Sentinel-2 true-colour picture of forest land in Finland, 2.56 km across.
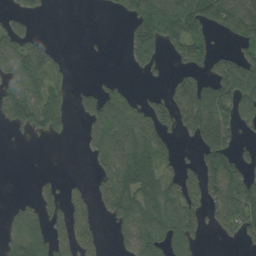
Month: August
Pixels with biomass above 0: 53%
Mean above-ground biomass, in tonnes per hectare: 75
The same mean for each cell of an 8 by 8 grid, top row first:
40 8 0 13 176 193 137 200
96 59 1 0 133 74 57 71
109 99 4 18 13 50 86 178
98 143 54 132 72 98 143 103
2 6 17 119 119 29 93 36
0 14 4 95 140 65 99 114
33 64 45 80 113 121 67 132
91 96 75 19 116 109 11 44
